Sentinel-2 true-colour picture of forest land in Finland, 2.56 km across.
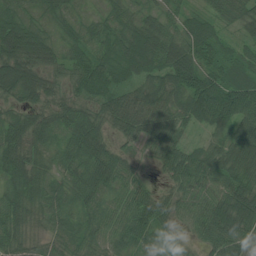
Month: July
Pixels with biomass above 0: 97%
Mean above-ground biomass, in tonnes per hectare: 67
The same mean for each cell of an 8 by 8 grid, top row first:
63 41 28 45 47 44 41 53
117 75 51 60 105 97 60 36
111 65 56 59 66 95 87 67
48 65 59 69 92 74 95 87
88 62 84 49 52 65 39 95
84 56 68 85 23 64 81 86
70 68 50 52 82 61 86 123
63 42 58 57 63 29 60 81
